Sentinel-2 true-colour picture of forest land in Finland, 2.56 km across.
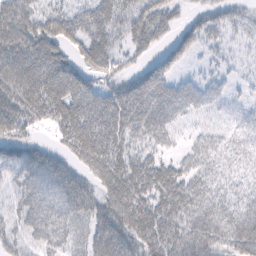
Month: February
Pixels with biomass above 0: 81%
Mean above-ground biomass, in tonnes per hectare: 48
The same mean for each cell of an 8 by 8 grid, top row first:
74 50 48 49 56 26 37 21
75 65 48 43 35 48 23 12
82 85 59 40 67 31 23 11
67 61 78 84 66 35 28 20
44 22 77 68 33 16 42 24
47 65 42 67 57 40 34 21
47 70 52 64 62 41 46 39
41 58 29 69 45 41 63 61
